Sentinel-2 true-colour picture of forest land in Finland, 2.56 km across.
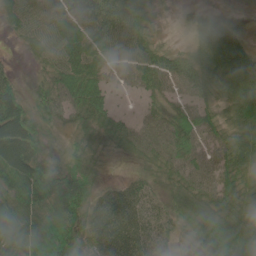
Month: June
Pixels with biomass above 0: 92%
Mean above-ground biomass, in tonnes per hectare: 56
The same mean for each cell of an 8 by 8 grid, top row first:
57 79 76 85 45 8 29 11
8 78 84 74 64 18 71 56
24 42 96 38 60 55 54 64
84 53 57 45 26 47 52 53
105 32 37 45 69 69 58 58
83 65 45 11 32 53 70 59
63 63 67 67 50 49 68 47
63 91 66 74 53 36 74 65
